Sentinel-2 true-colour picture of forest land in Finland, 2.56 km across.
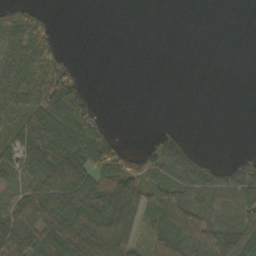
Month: October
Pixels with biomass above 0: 53%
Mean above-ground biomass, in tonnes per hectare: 38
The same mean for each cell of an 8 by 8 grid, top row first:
42 14 0 0 0 0 0 0
41 57 0 0 0 0 0 0
46 60 33 0 0 0 0 0
33 65 71 1 0 0 0 0
45 61 69 51 15 56 0 0
34 62 78 70 57 57 64 58
54 80 67 78 40 107 43 61
95 89 81 60 31 88 94 115
